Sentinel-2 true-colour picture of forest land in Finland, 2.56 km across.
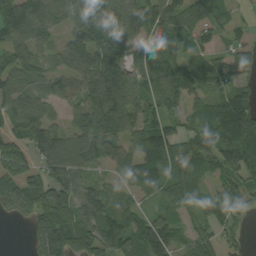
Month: September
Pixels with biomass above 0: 84%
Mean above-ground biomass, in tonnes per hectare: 87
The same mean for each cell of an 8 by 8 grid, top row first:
102 94 98 104 87 85 87 23
83 54 121 109 89 78 59 43
79 55 91 127 93 147 85 49
82 50 51 141 89 59 83 134
81 141 86 110 113 91 96 187
87 104 74 37 121 72 41 105
90 123 114 97 36 62 80 46
0 144 103 129 103 73 54 31
